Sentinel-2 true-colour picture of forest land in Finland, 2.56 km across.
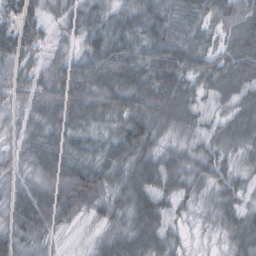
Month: October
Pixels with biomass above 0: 95%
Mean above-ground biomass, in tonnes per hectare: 45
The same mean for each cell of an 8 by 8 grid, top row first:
73 31 33 33 48 30 47 71
76 32 27 65 41 48 34 53
47 47 67 58 48 60 52 50
24 49 62 55 65 57 32 45
29 42 35 46 70 22 35 37
29 61 70 43 62 50 37 26
51 68 51 46 63 30 26 35
48 32 8 46 63 27 8 46
